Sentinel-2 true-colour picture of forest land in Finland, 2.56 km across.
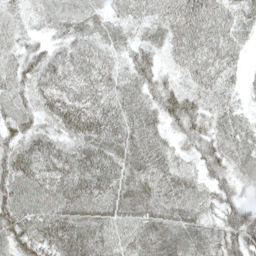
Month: May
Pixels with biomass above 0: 97%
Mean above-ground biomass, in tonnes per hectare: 54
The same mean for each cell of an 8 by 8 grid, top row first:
33 48 50 35 42 65 69 50
34 37 51 37 40 49 58 38
49 52 55 47 57 34 63 28
45 49 76 65 60 80 48 33
54 55 58 62 60 36 58 54
78 61 74 67 60 54 46 44
85 66 66 60 65 55 38 49
61 61 72 59 54 51 43 70
